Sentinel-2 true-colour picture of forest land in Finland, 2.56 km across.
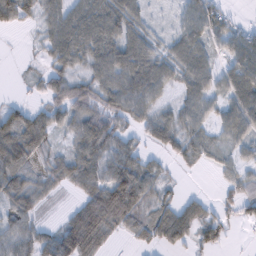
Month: February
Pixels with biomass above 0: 76%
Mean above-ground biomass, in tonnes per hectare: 47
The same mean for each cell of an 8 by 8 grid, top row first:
66 40 69 74 16 21 60 7
0 42 72 58 40 48 42 61
3 42 41 49 70 36 52 69
39 38 46 54 48 39 45 69
88 33 48 60 29 51 41 41
55 41 71 85 71 12 4 38
56 13 48 111 66 44 24 50
59 51 119 23 33 53 47 4
